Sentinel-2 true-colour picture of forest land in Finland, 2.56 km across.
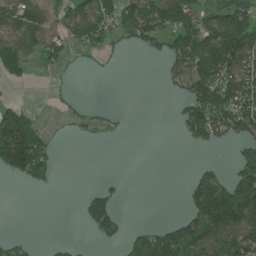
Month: June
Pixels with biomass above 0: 43%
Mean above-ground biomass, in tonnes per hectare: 63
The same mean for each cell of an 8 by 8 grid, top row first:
94 64 88 83 153 118 72 119
77 63 33 30 44 83 135 177
31 6 1 2 0 43 143 128
89 4 22 12 0 21 165 141
232 68 1 1 0 2 49 54
65 50 0 9 0 0 63 109
0 0 20 72 0 1 202 221
30 4 4 42 72 138 132 130
